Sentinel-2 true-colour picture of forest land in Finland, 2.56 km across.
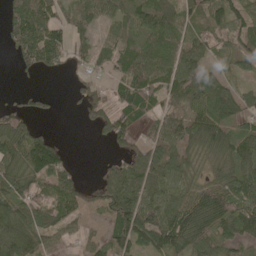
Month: May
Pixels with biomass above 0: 78%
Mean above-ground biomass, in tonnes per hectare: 77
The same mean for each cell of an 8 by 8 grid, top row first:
87 80 68 64 105 76 94 92
66 128 39 63 80 81 70 76
9 5 24 36 90 88 87 39
45 18 24 58 60 61 91 75
115 111 0 45 52 101 95 105
117 115 26 71 95 89 46 109
106 79 59 97 114 97 141 94
158 67 37 87 109 120 98 77
